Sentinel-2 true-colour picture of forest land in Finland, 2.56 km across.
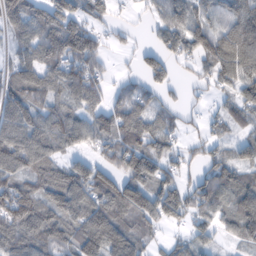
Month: February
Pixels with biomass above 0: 80%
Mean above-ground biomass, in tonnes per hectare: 79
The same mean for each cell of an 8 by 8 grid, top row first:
99 102 76 27 16 76 66 91
62 110 137 20 33 69 108 134
79 92 84 25 50 30 39 89
109 90 73 80 76 31 24 61
121 109 67 78 87 39 39 60
91 105 99 79 105 57 70 73
131 106 114 115 137 113 84 109
106 91 112 130 55 28 45 61
